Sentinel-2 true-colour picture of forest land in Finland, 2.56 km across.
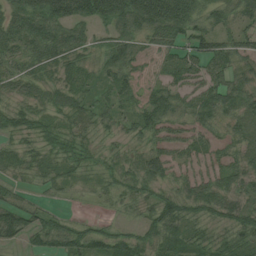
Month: August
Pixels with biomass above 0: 88%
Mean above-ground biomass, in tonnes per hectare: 50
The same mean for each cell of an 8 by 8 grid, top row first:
70 104 89 86 103 102 44 51
56 75 57 57 35 60 72 62
56 39 46 51 25 48 62 44
54 41 59 45 68 50 60 50
35 41 43 19 35 50 42 39
30 43 27 28 56 39 49 46
59 22 3 17 36 65 53 47
30 45 55 54 40 63 42 53
